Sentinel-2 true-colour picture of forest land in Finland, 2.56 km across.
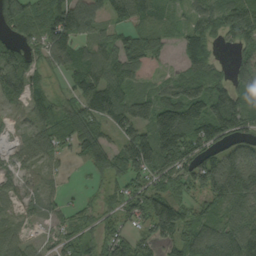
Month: September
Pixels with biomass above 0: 83%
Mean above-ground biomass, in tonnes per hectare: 84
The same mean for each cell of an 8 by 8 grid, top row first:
105 84 84 49 68 35 69 150
61 103 68 92 69 37 65 68
99 33 65 111 40 65 93 117
36 70 103 129 105 172 144 136
29 91 99 64 160 183 103 81
41 36 6 89 89 75 131 180
35 46 36 55 101 111 55 96
45 25 58 84 49 89 123 161
